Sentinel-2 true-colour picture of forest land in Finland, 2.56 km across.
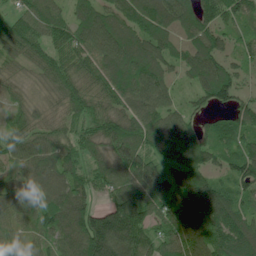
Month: June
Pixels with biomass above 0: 94%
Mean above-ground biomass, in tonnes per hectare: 96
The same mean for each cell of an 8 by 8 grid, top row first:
63 97 89 94 130 112 97 80
93 85 102 140 110 74 123 55
40 65 91 111 142 49 131 63
46 47 82 86 111 76 52 82
83 89 76 87 93 132 93 92
69 109 73 90 131 99 94 109
92 97 101 104 119 118 159 88
69 62 129 189 95 117 155 139
